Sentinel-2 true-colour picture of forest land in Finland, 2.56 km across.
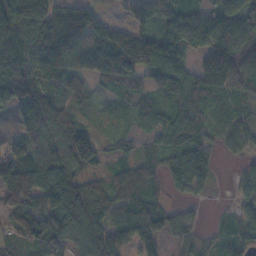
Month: November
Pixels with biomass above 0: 87%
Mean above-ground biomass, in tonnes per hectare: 87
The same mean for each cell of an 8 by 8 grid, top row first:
171 165 121 16 78 151 90 130
108 104 152 139 158 112 98 114
207 73 63 64 65 112 107 98
102 118 39 19 57 89 54 40
68 105 139 30 32 83 47 42
174 115 88 49 63 68 44 39
117 90 147 79 78 29 7 47
50 88 89 132 100 36 17 64
